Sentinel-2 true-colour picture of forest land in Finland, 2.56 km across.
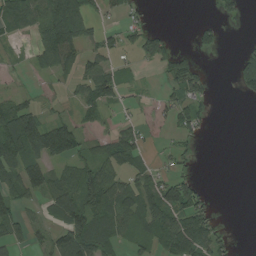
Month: August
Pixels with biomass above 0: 52%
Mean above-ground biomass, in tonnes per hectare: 49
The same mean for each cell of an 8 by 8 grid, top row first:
75 101 109 18 25 0 5 19
8 97 71 42 66 26 24 13
6 16 56 74 8 51 29 57
88 25 39 18 10 68 24 0
115 138 56 66 39 28 2 0
74 68 68 57 47 55 1 0
58 44 96 78 85 119 48 0
54 40 112 50 38 115 92 3
